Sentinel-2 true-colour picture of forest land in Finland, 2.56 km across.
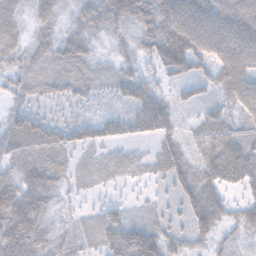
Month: November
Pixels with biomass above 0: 91%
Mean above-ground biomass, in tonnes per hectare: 53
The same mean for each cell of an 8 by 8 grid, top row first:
39 45 41 72 80 129 119 109
42 52 58 27 44 112 97 127
32 47 54 38 44 38 45 104
37 21 20 26 67 39 37 51
57 63 47 38 18 45 64 63
47 67 22 23 16 50 71 77
99 49 15 30 15 21 73 40
88 45 30 64 85 31 37 29
